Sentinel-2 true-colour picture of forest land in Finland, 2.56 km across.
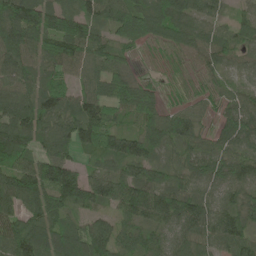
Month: June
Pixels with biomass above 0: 93%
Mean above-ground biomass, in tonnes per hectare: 88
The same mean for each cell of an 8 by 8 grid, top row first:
126 115 99 83 124 130 76 41
129 106 114 72 53 80 95 67
97 81 58 99 43 33 50 37
121 100 104 77 120 76 37 90
122 73 93 105 126 106 62 80
100 110 68 87 90 64 75 89
74 101 65 66 116 135 81 87
111 110 116 100 79 66 67 91
